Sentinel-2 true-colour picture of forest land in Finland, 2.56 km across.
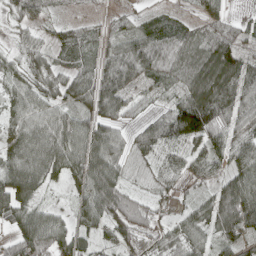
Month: April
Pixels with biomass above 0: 87%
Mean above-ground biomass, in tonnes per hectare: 61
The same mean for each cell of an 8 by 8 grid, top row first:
38 22 16 30 26 23 38 19
26 44 48 49 84 53 57 65
48 56 67 98 50 28 93 78
53 63 62 73 27 95 126 79
72 104 90 87 57 52 72 64
94 61 74 84 16 48 54 82
78 42 45 96 53 23 66 136
78 106 46 39 58 50 45 66
